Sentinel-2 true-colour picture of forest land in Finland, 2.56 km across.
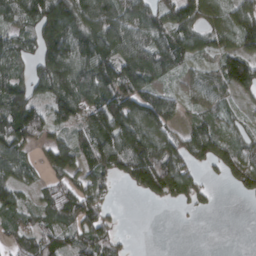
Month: March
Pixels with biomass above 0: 76%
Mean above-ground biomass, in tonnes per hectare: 83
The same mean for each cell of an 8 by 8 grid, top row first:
80 150 118 115 119 98 75 116
87 112 116 110 108 112 64 98
88 119 134 134 108 29 64 152
130 76 94 152 148 76 51 32
114 65 75 148 142 81 109 72
81 42 66 70 102 142 21 97
82 66 111 29 1 19 16 1
59 81 75 61 0 0 0 0
